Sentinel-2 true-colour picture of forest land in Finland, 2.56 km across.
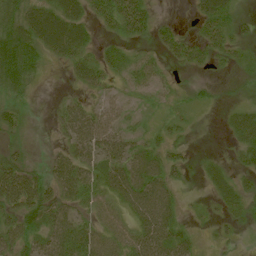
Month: July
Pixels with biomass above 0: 82%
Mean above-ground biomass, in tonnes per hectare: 39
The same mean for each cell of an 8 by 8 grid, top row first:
64 80 58 76 71 6 57 23
92 68 60 30 17 46 45 24
66 6 33 27 37 9 11 14
33 6 49 30 14 20 6 31
17 5 51 51 40 25 3 38
82 43 50 58 70 25 22 28
66 60 30 38 71 33 9 28
55 51 65 52 68 52 7 11
